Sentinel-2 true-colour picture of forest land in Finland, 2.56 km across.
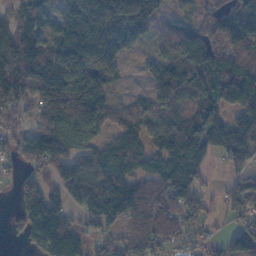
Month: November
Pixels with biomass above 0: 81%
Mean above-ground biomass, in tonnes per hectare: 110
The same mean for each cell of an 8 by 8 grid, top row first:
78 71 191 237 141 31 74 126
114 100 223 133 11 76 129 112
176 189 211 83 37 183 159 163
70 189 234 83 70 119 106 88
62 121 141 106 118 135 130 142
28 49 87 141 98 192 41 71
39 140 51 131 122 118 41 78
20 146 56 68 123 73 46 86
